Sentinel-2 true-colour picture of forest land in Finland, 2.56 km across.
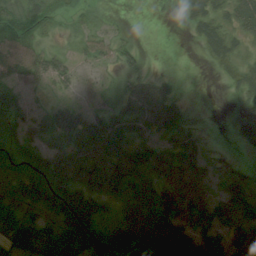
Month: August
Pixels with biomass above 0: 71%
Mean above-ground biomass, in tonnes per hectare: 34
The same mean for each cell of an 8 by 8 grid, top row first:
50 47 17 4 0 6 44 47
42 20 14 26 9 0 34 19
28 29 14 10 25 5 1 34
48 22 23 24 42 24 0 30
42 35 59 85 44 27 6 23
37 79 91 111 44 43 25 12
30 52 98 19 20 43 32 32
41 40 74 62 48 48 27 30
